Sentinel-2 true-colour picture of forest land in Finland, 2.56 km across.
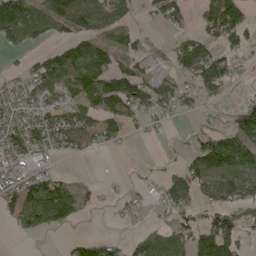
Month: May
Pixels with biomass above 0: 58%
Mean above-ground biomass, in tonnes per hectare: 64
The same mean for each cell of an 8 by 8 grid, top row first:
125 104 117 76 19 60 93 84
30 32 98 68 19 64 83 52
28 99 112 117 82 57 134 18
59 74 75 91 61 40 11 74
87 83 67 33 6 4 111 118
62 66 8 4 7 55 100 109
82 154 63 14 15 63 56 70
7 4 40 31 58 68 125 67
